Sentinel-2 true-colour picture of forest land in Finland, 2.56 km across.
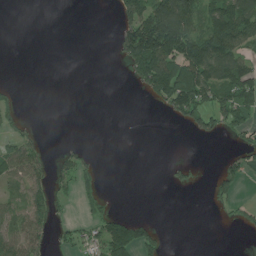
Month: July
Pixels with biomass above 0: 35%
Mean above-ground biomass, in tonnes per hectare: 47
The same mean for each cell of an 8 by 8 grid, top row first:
0 0 0 18 156 211 98 139
0 0 0 19 217 160 137 90
2 0 0 0 86 135 126 140
25 0 0 0 0 72 113 114
59 15 15 0 0 0 5 39
66 64 51 0 0 18 4 44
60 77 14 18 0 0 6 29
91 44 59 124 62 0 0 1
